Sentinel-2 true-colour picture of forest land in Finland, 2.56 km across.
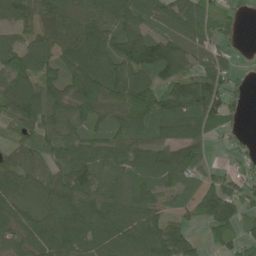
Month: June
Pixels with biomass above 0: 86%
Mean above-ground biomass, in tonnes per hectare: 90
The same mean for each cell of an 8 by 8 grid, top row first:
84 88 88 107 86 90 65 29
90 83 134 102 159 132 65 24
118 89 143 118 88 124 101 30
128 102 99 94 157 121 144 27
67 91 94 95 90 125 60 19
112 77 104 73 69 72 41 39
121 96 104 90 91 37 92 86
84 116 103 90 102 95 49 61
